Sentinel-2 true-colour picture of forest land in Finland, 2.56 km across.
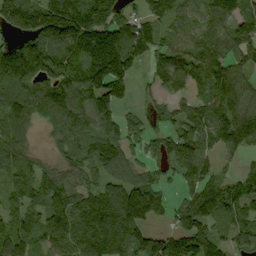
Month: September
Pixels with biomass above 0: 85%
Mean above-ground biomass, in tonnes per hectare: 111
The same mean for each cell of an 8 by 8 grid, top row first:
169 206 213 144 87 90 102 115
115 174 171 183 115 96 111 150
149 135 146 66 25 93 114 139
145 135 120 106 54 61 107 157
121 34 88 114 79 106 83 95
116 80 70 97 78 62 75 64
84 101 111 168 147 72 110 105
107 76 110 137 135 104 121 81
